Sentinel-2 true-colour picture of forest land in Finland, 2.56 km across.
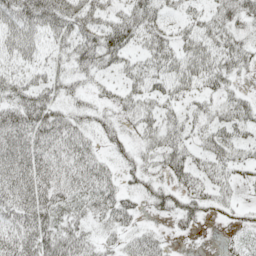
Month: May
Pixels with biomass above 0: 73%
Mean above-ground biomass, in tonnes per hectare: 34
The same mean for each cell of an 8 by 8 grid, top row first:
57 65 56 38 57 18 30 48
43 28 48 62 29 39 42 42
35 28 21 17 41 47 38 16
53 46 23 20 33 20 20 42
50 46 38 23 24 35 30 34
47 50 41 26 30 33 26 20
43 47 29 49 15 31 22 14
45 48 33 16 30 6 1 14
